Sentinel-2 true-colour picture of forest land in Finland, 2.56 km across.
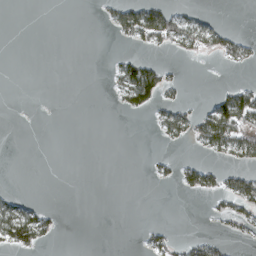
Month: March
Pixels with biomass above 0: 20%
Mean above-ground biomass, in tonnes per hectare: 20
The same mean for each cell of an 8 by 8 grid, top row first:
0 0 0 31 83 48 11 0
0 0 0 2 21 35 34 35
0 0 0 17 112 14 0 4
0 0 0 5 37 43 44 123
0 0 0 0 0 17 54 74
0 0 0 0 3 27 45 46
41 13 0 0 0 0 9 52
77 20 0 0 14 19 24 17
